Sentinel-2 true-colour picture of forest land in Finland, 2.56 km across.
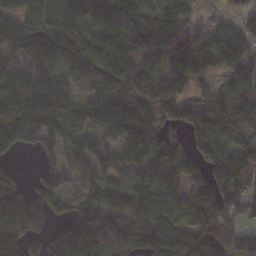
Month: November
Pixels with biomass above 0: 86%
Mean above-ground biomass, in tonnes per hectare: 109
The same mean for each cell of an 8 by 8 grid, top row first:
115 126 133 141 130 51 12 49
99 136 138 143 145 161 85 70
132 119 59 140 126 111 53 125
117 155 121 171 136 114 127 138
110 74 73 81 165 74 106 89
50 97 66 50 96 104 97 123
116 100 100 125 109 85 126 107
116 105 176 99 123 154 126 95
